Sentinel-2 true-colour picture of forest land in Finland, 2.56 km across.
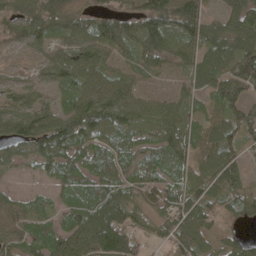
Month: May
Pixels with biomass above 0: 86%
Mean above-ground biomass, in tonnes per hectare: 68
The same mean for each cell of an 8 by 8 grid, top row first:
78 96 78 63 96 112 57 97
34 49 88 88 80 57 77 94
27 41 76 69 27 23 73 103
82 67 107 112 67 58 37 78
75 108 94 73 62 64 66 67
19 42 81 80 59 50 68 56
62 37 81 86 62 79 64 62
65 82 91 72 36 60 41 43
